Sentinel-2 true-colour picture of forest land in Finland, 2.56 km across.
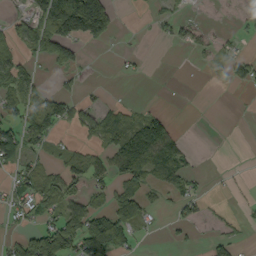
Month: September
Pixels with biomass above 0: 39%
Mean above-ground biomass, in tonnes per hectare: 39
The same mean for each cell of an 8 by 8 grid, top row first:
22 105 212 72 3 33 1 14
38 75 31 5 2 15 21 15
57 6 18 2 4 0 4 32
44 94 47 37 34 4 0 1
69 42 22 58 143 56 0 0
47 50 53 58 61 52 7 2
42 54 58 59 45 23 10 6
43 117 99 121 9 8 15 13
